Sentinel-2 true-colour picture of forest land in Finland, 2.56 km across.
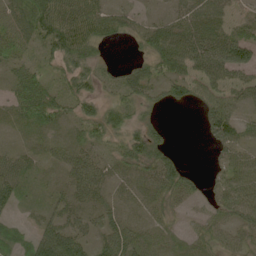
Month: May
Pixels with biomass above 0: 81%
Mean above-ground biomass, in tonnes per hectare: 42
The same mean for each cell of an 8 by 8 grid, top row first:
63 98 82 47 16 36 64 16
44 49 91 14 32 73 63 72
37 31 56 22 52 56 47 31
39 67 35 45 31 5 49 33
12 21 38 32 78 10 23 53
48 14 48 32 43 62 10 42
22 24 43 32 29 28 18 46
37 68 52 52 49 36 46 36
